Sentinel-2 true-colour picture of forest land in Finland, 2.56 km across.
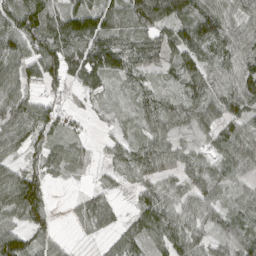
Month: April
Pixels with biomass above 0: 82%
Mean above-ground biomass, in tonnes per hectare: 64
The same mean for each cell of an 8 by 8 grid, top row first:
99 97 103 77 142 94 83 61
91 98 101 97 82 71 89 87
75 74 80 44 36 36 85 103
71 67 23 16 52 62 66 86
58 51 27 29 53 42 31 85
76 52 12 12 49 55 61 36
95 58 35 38 67 69 66 33
92 50 6 34 68 94 54 68
